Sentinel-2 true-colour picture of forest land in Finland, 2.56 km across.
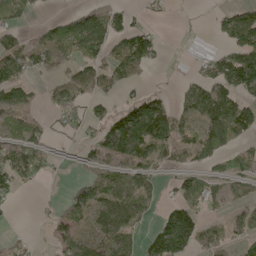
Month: May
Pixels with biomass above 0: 52%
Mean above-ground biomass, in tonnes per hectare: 51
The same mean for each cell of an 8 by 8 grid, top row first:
57 13 53 54 17 3 6 66
57 64 82 66 69 0 9 83
87 23 72 64 18 6 61 59
63 35 66 55 143 65 86 73
60 41 36 112 102 69 60 27
83 21 30 54 51 35 40 33
9 9 74 84 33 61 26 32
9 21 44 63 41 151 51 35
